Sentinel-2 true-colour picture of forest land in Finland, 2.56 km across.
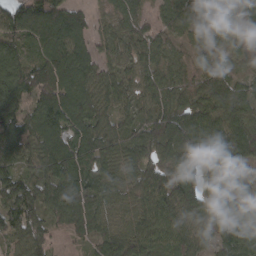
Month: March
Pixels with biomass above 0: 92%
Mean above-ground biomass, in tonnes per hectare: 91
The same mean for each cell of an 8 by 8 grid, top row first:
104 127 76 59 49 95 114 78
82 107 82 56 74 48 65 39
115 127 110 72 73 80 88 50
76 118 113 74 68 106 107 101
101 107 109 90 101 127 115 111
98 101 107 81 90 113 100 50
114 98 115 73 83 111 117 111
76 58 36 93 103 94 58 120
